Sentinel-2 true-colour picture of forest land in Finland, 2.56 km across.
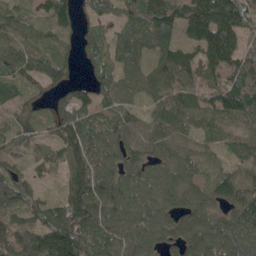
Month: May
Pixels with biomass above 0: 90%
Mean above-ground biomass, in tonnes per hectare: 85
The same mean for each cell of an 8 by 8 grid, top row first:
60 72 48 39 105 135 165 125
98 54 43 54 61 67 138 107
77 76 33 67 84 130 100 160
68 45 84 56 50 111 90 131
56 69 130 87 75 71 45 71
59 33 116 83 72 74 53 68
73 83 129 93 84 66 75 101
112 147 117 93 83 66 115 106
